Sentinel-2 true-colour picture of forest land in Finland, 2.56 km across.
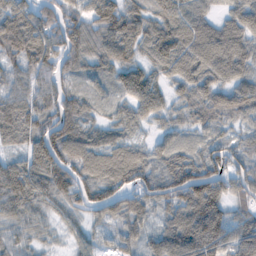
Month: February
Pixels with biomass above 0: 93%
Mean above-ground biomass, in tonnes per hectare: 72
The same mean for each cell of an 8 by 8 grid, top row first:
87 80 62 98 74 76 51 71
84 92 91 92 64 99 100 81
51 67 51 59 93 59 73 69
78 72 79 37 64 42 68 68
42 112 97 71 35 46 49 51
89 100 95 107 78 96 112 73
77 48 64 68 54 88 115 55
49 25 38 16 46 103 96 79
